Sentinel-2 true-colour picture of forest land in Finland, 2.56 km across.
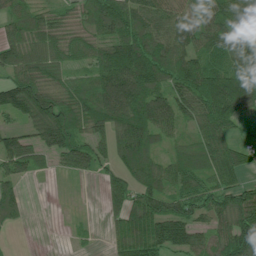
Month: July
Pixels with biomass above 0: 85%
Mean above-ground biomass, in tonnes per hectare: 81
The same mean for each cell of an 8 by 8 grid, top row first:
59 48 55 132 99 84 86 116
74 60 48 85 109 92 78 104
77 58 39 131 129 82 122 127
89 158 79 146 133 95 112 100
64 98 62 98 121 39 88 47
62 16 25 52 105 87 78 60
61 3 2 57 124 76 90 125
2 2 12 44 144 108 67 142
